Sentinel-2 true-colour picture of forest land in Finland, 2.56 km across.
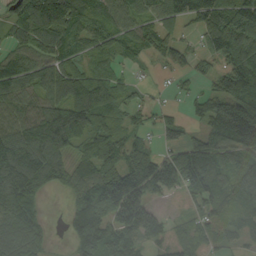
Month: September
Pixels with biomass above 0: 82%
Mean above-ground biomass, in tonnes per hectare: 98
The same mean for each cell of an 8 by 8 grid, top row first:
84 176 144 81 77 89 116 116
63 108 73 84 75 56 74 149
124 104 117 90 15 17 44 149
85 127 158 104 48 30 108 189
130 174 86 118 61 74 111 141
146 99 90 132 169 140 165 65
115 11 109 161 127 11 68 46
114 39 129 124 67 65 51 35
